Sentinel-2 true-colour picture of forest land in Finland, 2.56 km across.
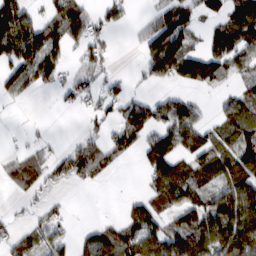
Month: February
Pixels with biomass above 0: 59%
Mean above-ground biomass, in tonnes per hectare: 58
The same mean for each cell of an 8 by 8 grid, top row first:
97 57 95 50 21 87 41 96
95 94 43 22 48 133 55 89
93 57 53 39 30 59 75 33
4 1 29 46 88 89 16 75
7 23 40 59 69 79 67 87
57 49 58 14 31 88 50 86
7 29 1 0 57 67 79 121
54 44 33 79 98 81 99 113
